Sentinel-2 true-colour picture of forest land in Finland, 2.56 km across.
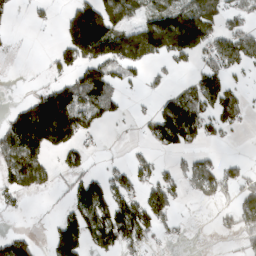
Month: March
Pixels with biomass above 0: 49%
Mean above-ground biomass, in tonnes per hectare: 73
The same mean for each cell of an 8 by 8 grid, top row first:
14 12 145 145 78 135 122 57
3 6 167 156 161 154 89 115
1 28 83 87 32 13 91 22
54 188 131 52 16 138 86 73
150 122 56 2 25 106 31 3
119 53 64 56 53 47 81 49
17 6 122 140 107 37 8 75
74 37 145 124 71 13 0 38
